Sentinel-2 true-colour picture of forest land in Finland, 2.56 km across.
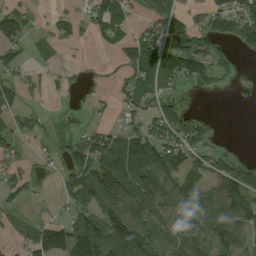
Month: August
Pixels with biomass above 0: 62%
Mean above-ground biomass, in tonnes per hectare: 80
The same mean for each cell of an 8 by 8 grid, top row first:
115 37 56 134 53 102 100 149
73 31 13 40 106 145 70 51
52 28 19 20 100 84 64 12
49 14 24 30 78 82 8 0
48 22 77 114 153 122 61 3
58 23 126 186 128 94 92 118
38 21 87 127 131 111 118 137
43 161 172 132 117 124 111 125
